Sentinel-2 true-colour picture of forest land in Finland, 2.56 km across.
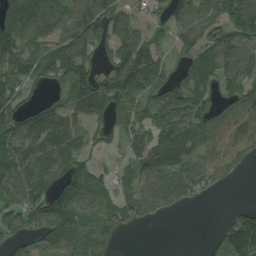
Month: August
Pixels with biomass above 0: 75%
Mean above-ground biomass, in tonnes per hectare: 97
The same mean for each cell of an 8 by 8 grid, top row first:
124 157 153 152 52 80 92 149
144 133 177 117 122 53 95 110
119 71 153 156 181 77 89 98
113 94 107 142 100 201 70 97
85 122 74 30 120 123 85 92
113 105 112 56 86 107 88 24
113 141 88 81 96 40 0 42
60 76 86 43 0 0 16 150
